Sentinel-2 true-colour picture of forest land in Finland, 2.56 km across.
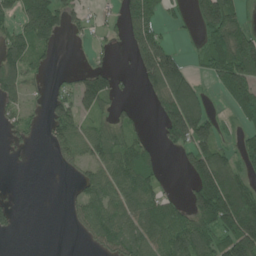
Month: June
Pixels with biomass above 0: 56%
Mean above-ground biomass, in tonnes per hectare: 81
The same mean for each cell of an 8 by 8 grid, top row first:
85 170 40 17 187 25 165 83
93 60 5 16 146 40 106 199
83 19 62 56 65 152 49 185
54 49 79 47 13 198 74 105
24 28 81 90 52 87 108 57
0 0 44 93 106 5 219 95
21 0 59 86 107 51 203 210
2 0 12 85 88 112 120 201
